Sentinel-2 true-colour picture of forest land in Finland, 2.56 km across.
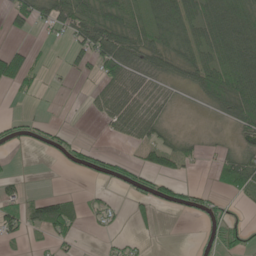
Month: May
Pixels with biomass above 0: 50%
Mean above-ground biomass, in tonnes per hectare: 37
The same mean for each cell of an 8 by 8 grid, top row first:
39 59 74 69 70 123 78 81
25 6 46 87 58 68 72 91
62 7 8 56 38 30 75 95
4 2 1 55 54 11 16 83
20 26 23 4 43 29 8 17
13 0 7 33 36 38 5 69
38 70 15 19 18 34 33 5
24 21 12 12 8 0 18 35
